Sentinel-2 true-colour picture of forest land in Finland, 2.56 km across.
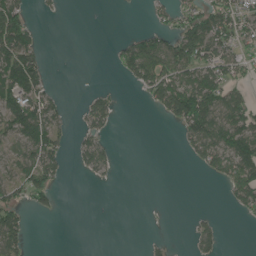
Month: June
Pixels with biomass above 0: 41%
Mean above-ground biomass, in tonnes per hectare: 45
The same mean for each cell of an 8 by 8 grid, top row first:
98 5 0 0 3 53 96 83
132 9 0 15 104 106 106 58
131 37 0 2 98 88 90 47
97 76 20 41 4 115 143 92
52 88 33 21 0 9 107 97
58 78 8 12 0 0 22 101
61 29 0 0 0 0 3 38
91 0 0 0 7 3 41 0
